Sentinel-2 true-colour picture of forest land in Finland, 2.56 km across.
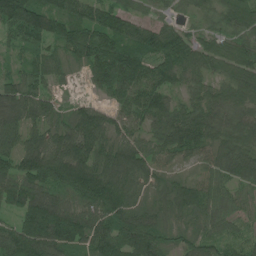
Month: June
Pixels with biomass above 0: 94%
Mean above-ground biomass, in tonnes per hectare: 96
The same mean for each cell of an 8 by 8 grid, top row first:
162 122 91 103 45 34 47 114
53 61 131 147 111 138 86 91
71 62 18 181 112 61 69 114
116 79 78 63 99 82 89 77
83 110 136 89 74 100 82 107
106 143 166 126 101 49 61 96
81 159 102 141 82 83 86 47
123 150 131 137 154 48 61 44
